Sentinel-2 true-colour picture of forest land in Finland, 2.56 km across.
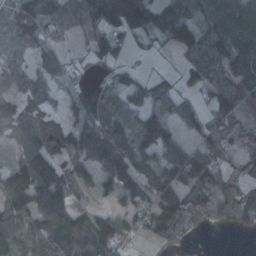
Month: October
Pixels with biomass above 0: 81%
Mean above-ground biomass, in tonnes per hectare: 91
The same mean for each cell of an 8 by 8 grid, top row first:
129 98 85 170 164 112 91 122
81 69 25 117 28 58 78 59
73 73 50 78 53 38 87 66
80 59 123 109 87 76 74 62
53 112 93 142 111 76 103 64
139 169 66 142 81 93 90 66
129 166 74 54 85 133 88 140
120 145 175 131 36 69 3 3
